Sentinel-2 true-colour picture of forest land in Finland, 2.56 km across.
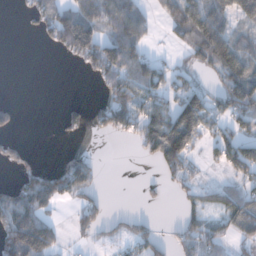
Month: December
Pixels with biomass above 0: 50%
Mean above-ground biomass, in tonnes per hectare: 59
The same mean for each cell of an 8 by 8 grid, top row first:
5 80 110 94 55 89 117 75
0 28 153 98 60 25 141 74
0 0 5 86 92 46 14 107
35 0 41 118 86 119 96 88
38 0 9 4 78 168 42 77
38 66 90 0 4 64 5 59
127 54 53 5 8 10 40 93
161 103 13 27 51 35 65 46
